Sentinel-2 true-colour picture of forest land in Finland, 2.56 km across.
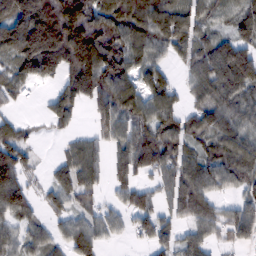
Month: February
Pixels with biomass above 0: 77%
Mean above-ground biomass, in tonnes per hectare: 87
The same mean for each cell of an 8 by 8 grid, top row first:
152 190 181 114 133 123 60 83
118 197 179 133 85 80 87 91
73 62 162 125 69 35 109 132
20 53 37 98 78 89 96 94
110 4 51 65 138 96 66 104
100 28 93 58 53 90 99 105
92 39 45 36 83 72 79 68
64 57 92 25 41 68 58 52
